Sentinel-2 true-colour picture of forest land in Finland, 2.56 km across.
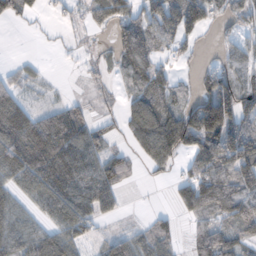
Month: November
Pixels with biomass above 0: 68%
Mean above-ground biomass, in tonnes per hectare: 63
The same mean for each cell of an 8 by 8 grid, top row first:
44 10 20 73 88 129 70 46
0 3 13 34 97 37 5 62
30 10 7 19 75 37 53 88
90 37 26 13 99 67 184 115
120 98 77 24 69 88 126 155
84 119 100 71 9 24 102 109
48 58 93 34 4 26 76 112
80 98 54 56 52 31 91 70
